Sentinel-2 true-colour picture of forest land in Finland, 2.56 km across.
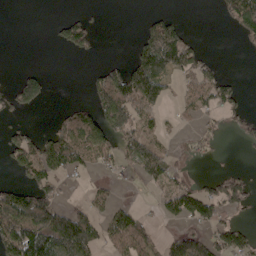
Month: May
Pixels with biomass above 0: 41%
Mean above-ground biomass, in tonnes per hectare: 54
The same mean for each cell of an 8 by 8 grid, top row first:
0 1 30 0 15 24 0 112
0 3 58 0 95 157 10 13
38 28 1 103 160 41 66 11
40 4 63 130 66 16 37 30
67 89 109 60 73 13 20 13
22 90 25 15 29 41 20 40
149 121 40 48 12 67 91 47
161 174 156 71 67 66 62 66
